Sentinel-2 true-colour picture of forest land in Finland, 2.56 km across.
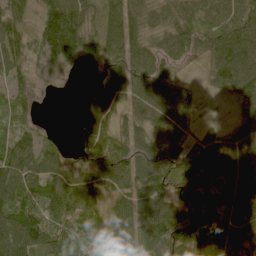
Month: June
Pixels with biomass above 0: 86%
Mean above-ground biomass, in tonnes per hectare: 84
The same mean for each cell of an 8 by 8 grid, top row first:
77 97 96 79 84 74 66 98
95 105 102 75 91 101 76 139
73 16 1 79 115 61 41 143
44 0 42 96 91 111 3 43
81 42 38 72 98 109 72 97
107 91 66 103 105 100 98 111
112 110 83 58 106 104 83 116
160 111 63 88 58 101 137 96
